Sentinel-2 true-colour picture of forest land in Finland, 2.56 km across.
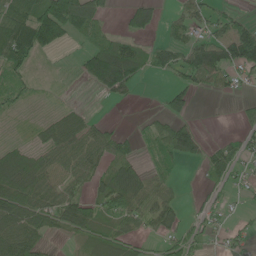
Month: June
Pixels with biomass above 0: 61%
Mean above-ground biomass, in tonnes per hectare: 45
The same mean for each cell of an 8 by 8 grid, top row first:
81 128 97 10 57 22 32 21
101 56 18 69 29 50 59 86
40 6 15 93 16 27 46 24
18 14 26 0 7 46 0 13
26 57 77 63 27 101 30 31
96 55 68 63 49 14 24 18
102 71 87 53 53 40 27 7
103 29 22 46 22 39 21 21
